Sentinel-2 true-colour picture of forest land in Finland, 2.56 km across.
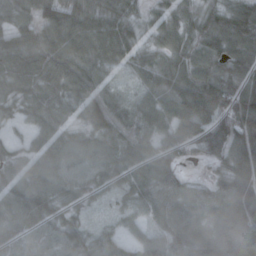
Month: October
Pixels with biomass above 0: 94%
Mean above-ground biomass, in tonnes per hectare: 77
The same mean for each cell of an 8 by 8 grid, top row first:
60 95 103 87 38 65 68 45
83 91 81 81 52 69 71 67
88 87 87 41 54 108 109 78
42 87 63 84 70 105 144 143
25 72 64 73 70 74 106 111
75 87 69 68 79 61 29 85
81 94 47 28 64 86 80 103
58 58 80 57 63 94 86 132
